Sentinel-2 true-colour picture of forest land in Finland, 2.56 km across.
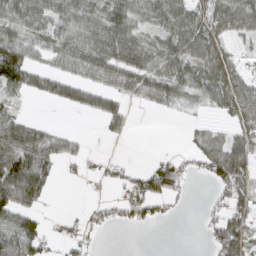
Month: March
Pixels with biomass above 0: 60%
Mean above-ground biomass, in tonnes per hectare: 51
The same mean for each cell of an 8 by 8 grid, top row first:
65 73 75 79 67 79 62 86
88 48 81 97 78 79 78 20
77 47 50 65 89 76 71 51
28 1 29 58 8 17 21 70
101 74 18 7 0 0 48 58
118 66 10 22 54 74 47 78
77 13 7 33 58 10 17 48
96 38 23 1 0 0 31 102
